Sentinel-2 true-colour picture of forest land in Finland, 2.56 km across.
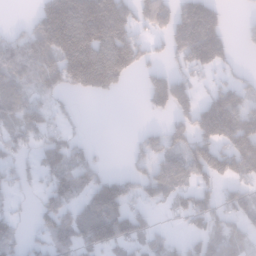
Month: January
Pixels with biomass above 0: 59%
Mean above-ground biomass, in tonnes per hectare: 86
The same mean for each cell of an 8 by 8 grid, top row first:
2 160 229 214 75 103 132 9
78 118 212 216 87 93 176 17
59 65 179 174 49 130 40 46
72 64 10 0 22 116 141 126
66 78 40 1 51 60 131 121
45 60 75 52 71 93 114 98
23 86 62 104 42 52 105 86
63 84 101 100 58 20 67 49
